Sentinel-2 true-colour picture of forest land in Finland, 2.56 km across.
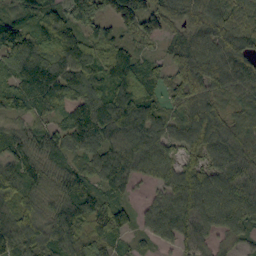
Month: September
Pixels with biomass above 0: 94%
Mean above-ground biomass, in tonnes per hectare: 85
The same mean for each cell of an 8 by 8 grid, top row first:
42 83 113 89 143 85 91 61
137 100 115 82 32 59 101 86
103 120 113 94 103 77 110 88
66 58 88 123 124 45 90 56
67 81 79 89 111 76 95 81
104 76 65 83 55 87 88 93
91 68 97 74 35 103 104 100
103 88 88 66 33 69 58 45
